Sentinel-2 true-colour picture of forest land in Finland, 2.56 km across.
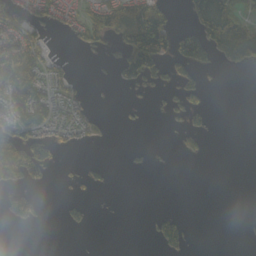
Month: October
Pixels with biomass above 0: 30%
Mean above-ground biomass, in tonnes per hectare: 35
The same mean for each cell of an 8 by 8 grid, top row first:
59 39 40 76 115 14 96 29
75 24 25 31 207 96 104 91
127 48 7 15 83 55 10 0
115 89 34 2 7 33 33 0
80 86 21 5 4 11 10 0
47 28 17 7 2 0 0 0
84 4 14 1 0 4 0 0
0 0 0 0 3 61 0 1
